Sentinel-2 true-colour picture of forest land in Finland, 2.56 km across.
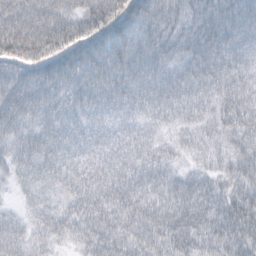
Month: February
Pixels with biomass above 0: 98%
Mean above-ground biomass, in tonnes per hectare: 68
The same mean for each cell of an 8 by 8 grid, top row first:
74 86 64 89 99 72 100 70
95 82 86 100 65 72 112 82
60 73 73 76 74 67 99 73
61 63 61 57 58 62 55 81
47 64 63 64 61 33 46 44
32 59 82 74 63 47 47 50
16 44 75 74 78 89 84 63
56 45 63 81 70 87 73 60
